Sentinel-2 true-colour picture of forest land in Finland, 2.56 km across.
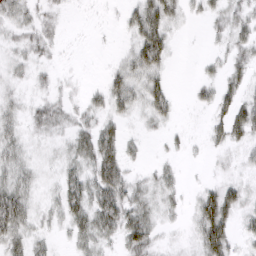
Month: March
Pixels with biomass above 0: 61%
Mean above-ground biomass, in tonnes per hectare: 17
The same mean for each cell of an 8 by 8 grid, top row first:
21 11 0 1 42 20 15 20
10 12 0 1 51 7 4 20
8 7 4 19 34 2 12 17
12 22 13 21 20 12 10 29
19 6 23 29 8 5 10 13
24 4 26 45 8 10 2 6
46 9 31 45 22 9 31 22
27 10 18 15 36 3 37 10
